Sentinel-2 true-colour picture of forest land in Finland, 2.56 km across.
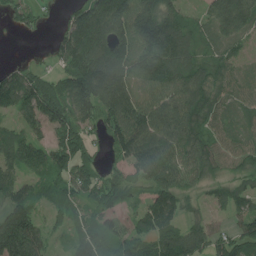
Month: July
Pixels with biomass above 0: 85%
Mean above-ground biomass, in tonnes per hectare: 104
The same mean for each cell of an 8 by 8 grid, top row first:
54 21 113 171 172 93 89 192
1 27 174 146 141 142 59 52
119 84 165 170 107 136 111 70
89 148 138 143 138 130 130 74
115 101 96 93 140 119 112 88
86 82 108 66 83 97 72 69
113 56 68 77 101 89 39 72
238 66 77 87 93 138 111 130
